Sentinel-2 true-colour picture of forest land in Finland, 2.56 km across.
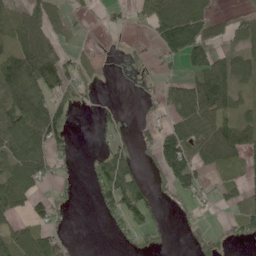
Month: June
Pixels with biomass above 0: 53%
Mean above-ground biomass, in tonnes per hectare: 54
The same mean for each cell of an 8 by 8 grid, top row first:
41 82 8 13 23 114 62 18
87 112 26 0 10 96 90 51
148 114 60 3 2 35 129 60
134 122 11 19 8 66 101 44
101 91 3 35 21 98 90 94
91 43 10 122 28 95 28 21
59 45 3 73 87 10 9 45
72 57 1 9 30 4 47 28
